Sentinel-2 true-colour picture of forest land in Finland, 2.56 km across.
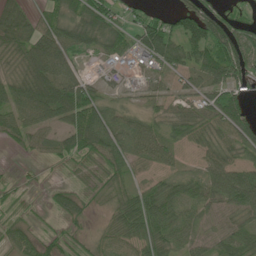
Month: June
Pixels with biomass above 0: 78%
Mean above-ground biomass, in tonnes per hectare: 54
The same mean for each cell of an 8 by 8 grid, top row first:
64 51 67 48 40 49 80 30
63 92 65 52 73 71 93 92
56 93 51 20 20 37 78 75
71 80 108 50 33 33 53 78
27 40 77 77 72 32 47 61
6 3 13 48 32 35 64 73
16 16 35 36 98 61 52 80
43 26 15 44 67 59 48 72
